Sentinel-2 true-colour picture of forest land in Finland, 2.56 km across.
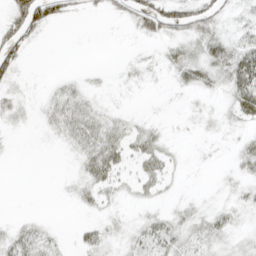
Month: April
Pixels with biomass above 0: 50%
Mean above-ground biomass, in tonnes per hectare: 17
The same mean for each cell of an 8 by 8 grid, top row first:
47 51 10 11 41 44 38 14
39 1 0 0 3 18 32 32
18 4 9 3 5 15 25 49
15 17 34 12 3 2 9 30
1 4 30 37 29 4 3 11
0 0 21 29 30 8 0 13
0 0 10 10 10 11 11 12
30 19 14 15 26 31 28 13
